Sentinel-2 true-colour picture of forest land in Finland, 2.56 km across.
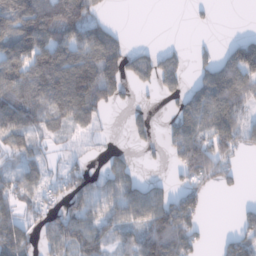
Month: January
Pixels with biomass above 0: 61%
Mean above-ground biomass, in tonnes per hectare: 66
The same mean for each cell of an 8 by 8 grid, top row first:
112 114 103 10 0 0 8 0
99 110 95 100 22 22 17 87
91 137 148 125 44 55 84 108
96 75 107 27 18 49 129 88
57 30 29 15 20 80 106 63
58 43 58 70 23 30 83 22
55 56 84 77 104 111 20 20
92 64 93 50 106 122 14 61
